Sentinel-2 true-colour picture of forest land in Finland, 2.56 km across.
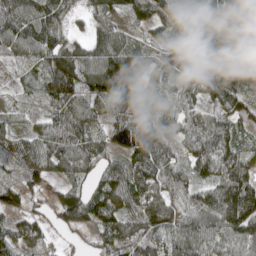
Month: May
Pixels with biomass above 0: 90%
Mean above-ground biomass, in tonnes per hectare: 87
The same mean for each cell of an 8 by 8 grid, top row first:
129 112 30 66 89 99 100 58
59 107 59 106 65 76 78 97
13 107 146 225 107 84 97 113
15 53 104 84 89 75 78 79
56 99 98 92 128 64 100 73
40 71 57 71 100 75 75 94
62 49 123 99 95 62 117 189
84 42 22 116 121 95 92 96
